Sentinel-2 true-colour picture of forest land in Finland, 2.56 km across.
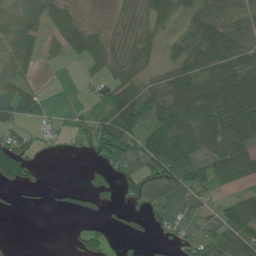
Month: June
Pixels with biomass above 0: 61%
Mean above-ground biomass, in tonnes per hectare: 53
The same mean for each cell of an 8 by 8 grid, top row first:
37 55 26 11 48 43 88 61
54 23 66 34 48 49 125 90
62 2 10 54 46 84 94 123
85 10 25 85 78 108 105 124
70 11 28 85 56 132 97 68
93 5 6 41 65 101 70 63
10 7 25 31 30 22 20 71
3 0 36 31 21 19 40 87
